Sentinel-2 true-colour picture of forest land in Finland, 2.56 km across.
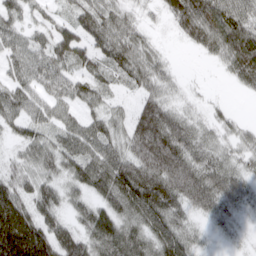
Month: March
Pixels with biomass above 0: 88%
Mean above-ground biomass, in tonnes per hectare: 64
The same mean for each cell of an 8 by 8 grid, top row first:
40 27 61 57 20 88 127 80
50 61 69 77 46 6 58 131
48 52 48 37 58 22 2 48
61 53 40 33 73 43 19 8
33 57 74 56 108 101 48 43
58 50 69 108 113 122 81 51
119 72 48 74 115 72 64 33
181 114 78 95 71 98 17 10
